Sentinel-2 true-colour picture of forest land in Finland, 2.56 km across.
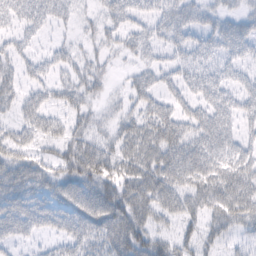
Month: February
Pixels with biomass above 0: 73%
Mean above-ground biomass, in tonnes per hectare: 44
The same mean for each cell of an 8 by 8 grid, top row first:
47 45 18 32 31 58 28 29
34 18 19 21 38 34 37 44
43 31 37 14 40 35 47 31
33 41 36 14 41 47 48 47
49 31 54 39 53 67 66 44
66 42 71 55 66 62 65 61
62 47 60 78 59 52 45 62
33 18 46 64 64 47 30 19
